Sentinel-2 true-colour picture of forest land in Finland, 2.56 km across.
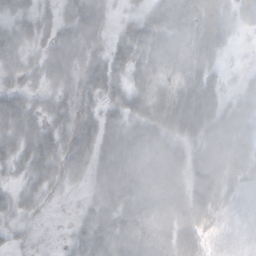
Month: October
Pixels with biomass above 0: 86%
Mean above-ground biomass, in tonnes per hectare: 50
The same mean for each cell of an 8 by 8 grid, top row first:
45 31 79 25 46 74 69 43
55 52 67 41 76 53 61 7
36 42 49 52 52 44 45 11
75 50 51 36 53 76 62 54
59 66 62 65 72 46 61 67
25 52 32 63 68 58 76 49
34 10 13 55 66 69 57 39
11 3 32 67 67 62 33 33
